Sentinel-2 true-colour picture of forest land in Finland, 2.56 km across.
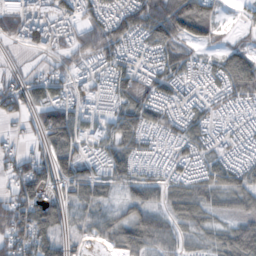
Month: October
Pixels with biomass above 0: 83%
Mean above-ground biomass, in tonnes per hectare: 54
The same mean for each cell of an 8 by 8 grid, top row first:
88 77 49 63 91 123 76 13
15 49 55 65 50 58 25 32
32 52 31 56 52 40 38 88
49 95 41 60 68 40 37 28
21 63 56 75 51 44 38 33
67 71 73 57 43 29 47 48
94 92 44 34 64 60 45 35
76 81 22 39 75 41 29 92
